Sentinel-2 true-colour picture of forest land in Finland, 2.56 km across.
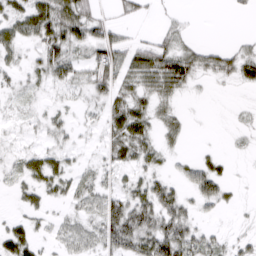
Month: March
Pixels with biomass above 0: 64%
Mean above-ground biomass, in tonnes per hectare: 30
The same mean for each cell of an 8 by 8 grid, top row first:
38 61 57 18 21 10 0 4
27 45 34 66 52 36 22 15
15 27 28 62 50 60 12 29
11 16 12 55 34 16 1 3
9 17 23 39 38 13 2 4
18 51 40 16 28 17 46 1
10 23 35 53 67 53 16 6
49 34 34 57 62 85 33 13
